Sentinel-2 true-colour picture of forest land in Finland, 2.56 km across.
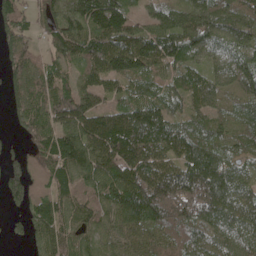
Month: May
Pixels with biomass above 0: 90%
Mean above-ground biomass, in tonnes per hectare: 112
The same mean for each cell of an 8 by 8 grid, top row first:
106 98 162 201 56 85 111 107
117 71 145 165 160 133 87 104
90 112 89 113 95 85 83 102
75 125 156 112 149 76 85 56
23 138 166 197 169 141 118 62
84 75 108 143 163 156 178 77
41 125 102 124 207 160 155 121
20 114 82 80 90 78 93 91
